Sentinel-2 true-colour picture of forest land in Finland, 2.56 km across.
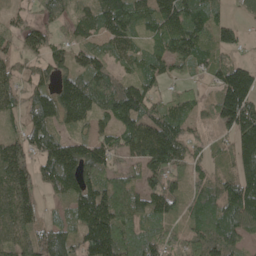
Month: May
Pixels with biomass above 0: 84%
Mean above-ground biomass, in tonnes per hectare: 98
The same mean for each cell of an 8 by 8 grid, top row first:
48 56 65 139 97 131 105 35
64 96 79 87 58 150 87 52
71 68 110 97 86 48 54 194
48 119 130 120 116 88 43 198
81 110 94 85 160 150 42 131
131 94 129 75 90 76 55 123
126 17 123 149 96 67 121 142
91 107 95 176 100 65 124 78
